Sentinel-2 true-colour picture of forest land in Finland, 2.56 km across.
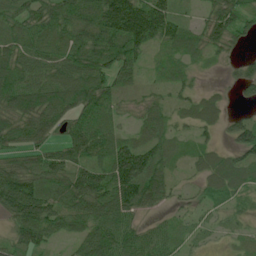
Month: July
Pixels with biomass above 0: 88%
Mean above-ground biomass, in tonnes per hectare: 63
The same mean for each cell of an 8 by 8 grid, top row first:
61 70 80 138 137 66 46 69
70 54 80 95 69 62 57 21
86 74 93 66 24 46 6 47
94 95 79 46 37 36 43 17
55 50 78 75 65 41 30 71
107 86 88 93 116 28 45 54
107 88 84 99 56 23 23 23
55 42 63 82 57 42 15 17
